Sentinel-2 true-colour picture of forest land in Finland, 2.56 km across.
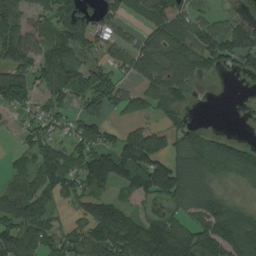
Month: August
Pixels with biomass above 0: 73%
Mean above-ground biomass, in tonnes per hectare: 87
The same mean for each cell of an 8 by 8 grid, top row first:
111 66 121 88 62 87 26 51
137 97 81 70 87 127 114 109
107 97 74 66 69 102 29 23
47 56 61 43 44 62 2 14
27 82 87 82 179 94 72 49
47 100 101 145 149 175 89 49
121 71 61 114 28 72 136 41
132 84 85 170 170 172 132 104
